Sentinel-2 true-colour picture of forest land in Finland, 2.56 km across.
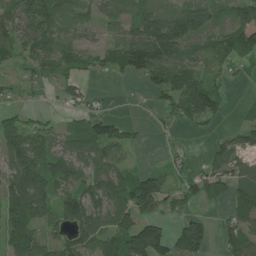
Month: July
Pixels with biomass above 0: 71%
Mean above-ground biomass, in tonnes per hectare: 70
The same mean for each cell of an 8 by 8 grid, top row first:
90 102 50 54 100 80 59 79
75 80 55 60 185 118 53 94
24 35 43 20 74 121 48 9
35 15 52 13 7 63 85 12
112 81 82 118 11 13 18 54
117 95 59 94 73 40 82 76
96 66 133 95 102 49 24 64
83 63 90 97 161 106 60 87
